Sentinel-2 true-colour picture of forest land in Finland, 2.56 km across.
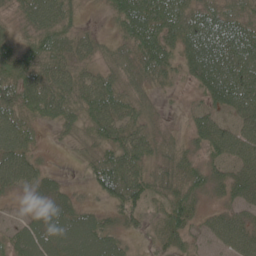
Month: June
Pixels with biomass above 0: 88%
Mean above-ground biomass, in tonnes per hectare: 49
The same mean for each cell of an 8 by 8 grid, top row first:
26 72 18 32 87 66 62 49
47 64 43 25 76 51 80 75
85 62 49 47 43 22 66 70
64 57 49 70 34 4 43 51
75 8 24 63 52 26 51 61
82 30 10 89 55 54 41 54
6 40 35 39 37 70 21 41
41 67 74 51 20 44 30 57
